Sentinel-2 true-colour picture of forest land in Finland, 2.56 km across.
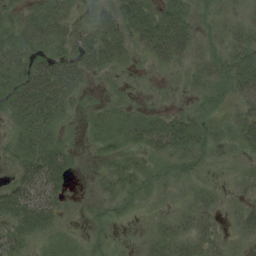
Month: August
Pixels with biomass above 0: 71%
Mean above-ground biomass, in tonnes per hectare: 22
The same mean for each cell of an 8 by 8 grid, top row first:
16 38 20 30 36 34 6 10
38 29 39 43 23 46 12 36
39 64 32 7 2 3 24 43
36 50 8 15 15 12 13 24
19 38 4 15 31 43 22 18
22 52 2 20 15 10 4 9
49 39 4 8 4 8 22 9
26 10 6 4 8 33 29 8
